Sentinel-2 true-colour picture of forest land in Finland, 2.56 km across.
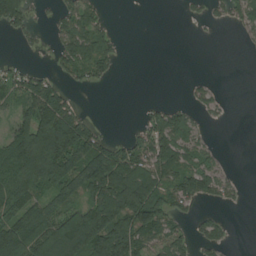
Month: August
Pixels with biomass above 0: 53%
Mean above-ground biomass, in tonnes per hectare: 68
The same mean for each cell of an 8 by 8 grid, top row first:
92 15 77 6 0 1 20 52
7 16 109 44 0 0 0 3
54 50 37 20 0 0 9 0
65 163 46 0 27 65 25 0
130 261 149 58 65 111 24 0
117 184 113 158 133 107 94 7
126 86 90 174 184 55 20 9
164 158 170 182 83 62 62 0
